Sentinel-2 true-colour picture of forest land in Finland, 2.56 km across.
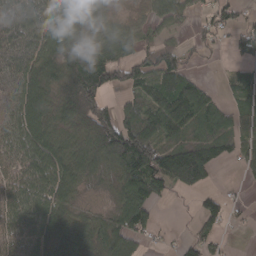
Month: March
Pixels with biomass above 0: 76%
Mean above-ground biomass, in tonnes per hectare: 79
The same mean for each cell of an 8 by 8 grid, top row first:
57 81 76 41 31 63 47 47
59 84 108 105 68 56 30 54
72 118 177 105 89 104 12 39
76 119 178 82 100 135 90 47
66 102 97 184 168 95 98 64
52 90 73 63 180 166 65 16
74 92 41 48 110 1 45 12
44 86 119 116 44 14 54 0
